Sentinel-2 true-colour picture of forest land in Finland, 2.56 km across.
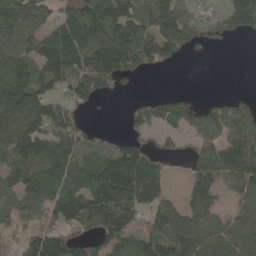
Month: May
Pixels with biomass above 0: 72%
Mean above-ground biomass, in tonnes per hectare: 106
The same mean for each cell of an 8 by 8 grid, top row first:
117 68 196 160 72 114 32 135
98 126 220 226 177 158 44 0
142 138 143 110 16 0 0 0
133 130 53 1 86 89 66 87
153 136 107 55 69 28 100 132
117 145 115 233 218 21 139 144
63 95 146 174 97 65 74 62
49 162 87 106 118 185 128 119
